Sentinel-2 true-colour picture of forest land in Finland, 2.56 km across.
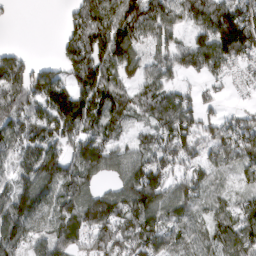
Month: March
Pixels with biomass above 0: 81%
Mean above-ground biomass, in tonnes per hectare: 103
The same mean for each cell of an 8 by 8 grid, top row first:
6 0 98 155 180 84 135 174
26 0 121 175 67 87 139 190
150 104 133 122 78 53 56 30
146 122 178 131 68 150 57 47
88 108 135 81 60 148 104 141
76 131 143 60 163 87 67 58
130 97 136 136 163 90 53 70
123 96 75 123 137 71 76 127
